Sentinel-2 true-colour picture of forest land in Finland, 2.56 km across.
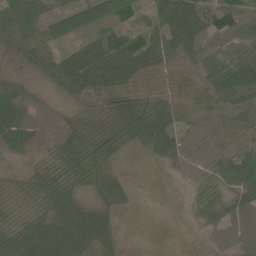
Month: June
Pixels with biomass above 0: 91%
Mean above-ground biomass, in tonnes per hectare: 49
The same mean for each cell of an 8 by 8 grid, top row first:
91 61 80 72 40 90 60 42
23 40 41 63 72 59 22 55
23 28 68 74 51 46 53 98
72 22 19 34 77 51 45 73
45 32 56 44 53 71 54 62
21 47 45 38 3 21 36 73
30 48 65 32 1 8 46 61
73 99 83 52 3 7 38 49
